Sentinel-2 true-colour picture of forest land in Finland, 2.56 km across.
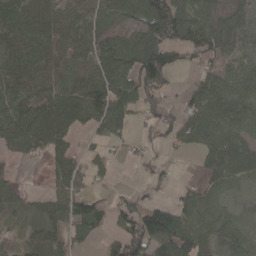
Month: April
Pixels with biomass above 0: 73%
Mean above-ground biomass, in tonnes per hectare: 58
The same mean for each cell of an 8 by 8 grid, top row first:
98 67 64 51 101 103 64 39
69 66 48 82 106 78 73 38
62 51 33 81 94 13 56 77
69 76 74 100 52 43 92 85
48 62 15 35 24 37 66 70
17 20 44 18 18 13 44 54
34 45 63 45 81 69 58 21
34 56 20 38 118 112 49 55
